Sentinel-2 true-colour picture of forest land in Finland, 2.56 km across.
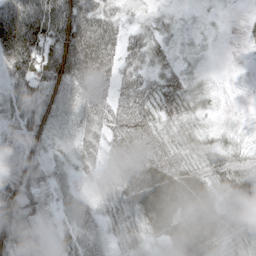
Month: May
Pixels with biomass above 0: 89%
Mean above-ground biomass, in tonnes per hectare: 40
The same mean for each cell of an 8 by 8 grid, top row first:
96 114 70 35 13 13 8 5
102 71 86 59 49 18 9 3
44 63 51 34 40 37 12 1
39 34 42 47 50 43 19 5
30 22 27 45 70 34 28 24
49 27 20 40 73 68 45 45
45 31 37 30 64 63 54 24
41 18 51 21 29 44 53 25
